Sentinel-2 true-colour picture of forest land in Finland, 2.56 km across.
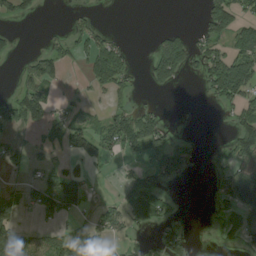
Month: August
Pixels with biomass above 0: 41%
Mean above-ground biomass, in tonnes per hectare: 48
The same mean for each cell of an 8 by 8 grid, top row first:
34 0 19 0 0 0 85 57
13 31 43 81 0 137 56 81
20 64 13 83 17 55 74 173
77 70 29 41 40 0 0 56
20 25 90 61 70 40 4 85
9 59 52 8 40 36 12 101
68 69 61 42 82 16 10 81
142 67 67 40 13 83 4 42
